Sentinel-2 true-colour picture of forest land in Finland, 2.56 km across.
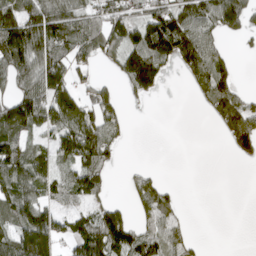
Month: April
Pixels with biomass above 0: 59%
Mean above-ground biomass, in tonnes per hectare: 79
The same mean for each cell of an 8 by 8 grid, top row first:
140 128 95 93 93 139 107 105
186 122 91 71 168 185 116 8
85 141 38 22 147 6 123 25
165 134 124 55 1 0 32 126
94 52 180 65 0 0 0 80
134 84 111 27 45 0 0 0
118 85 66 37 66 46 0 0
120 147 156 117 107 68 2 0
